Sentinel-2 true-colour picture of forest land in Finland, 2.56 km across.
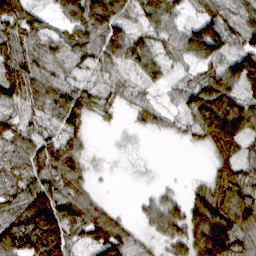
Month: March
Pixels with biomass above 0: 83%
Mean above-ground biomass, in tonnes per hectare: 69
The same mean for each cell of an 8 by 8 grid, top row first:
81 32 114 112 57 61 67 55
68 54 85 96 82 62 137 54
103 74 43 35 46 29 81 123
43 49 95 23 42 39 151 134
52 66 45 2 2 9 57 90
45 69 57 3 2 2 32 89
60 119 94 27 42 73 152 157
99 124 40 102 26 98 188 96
